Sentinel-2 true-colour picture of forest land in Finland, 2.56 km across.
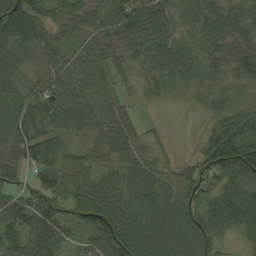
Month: September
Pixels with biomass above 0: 91%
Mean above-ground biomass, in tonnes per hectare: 70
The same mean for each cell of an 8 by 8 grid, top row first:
135 60 70 83 95 42 64 74
80 72 55 53 70 55 48 63
66 70 75 52 35 54 44 54
70 94 84 58 10 2 32 59
86 78 40 75 41 8 60 113
46 80 69 59 89 57 82 131
74 76 89 103 101 95 78 126
70 92 35 106 96 105 86 23
